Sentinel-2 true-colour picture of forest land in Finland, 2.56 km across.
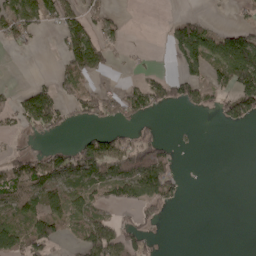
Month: May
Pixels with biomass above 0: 42%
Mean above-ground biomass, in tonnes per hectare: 46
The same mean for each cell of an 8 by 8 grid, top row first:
82 58 58 21 0 13 11 15
25 0 138 33 5 60 96 126
2 12 81 11 39 61 43 117
55 118 45 64 60 4 22 80
10 14 44 62 81 13 0 0
104 107 95 78 113 42 0 0
70 69 63 35 47 12 0 0
72 83 37 77 46 0 0 0
